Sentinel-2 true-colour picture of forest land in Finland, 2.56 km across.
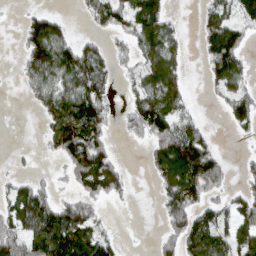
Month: March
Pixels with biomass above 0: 60%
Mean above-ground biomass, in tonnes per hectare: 64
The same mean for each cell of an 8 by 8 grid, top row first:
3 52 15 87 129 14 63 68
12 122 67 35 78 56 89 78
11 75 85 34 73 79 38 65
0 71 136 38 106 81 3 85
2 43 136 38 29 137 66 6
25 12 92 100 8 109 148 19
85 106 89 7 0 99 69 64
106 151 120 39 1 76 95 78
